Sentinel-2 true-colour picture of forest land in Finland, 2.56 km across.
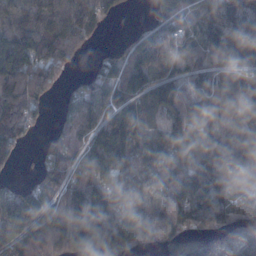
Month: November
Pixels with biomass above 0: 84%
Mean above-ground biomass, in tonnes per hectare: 102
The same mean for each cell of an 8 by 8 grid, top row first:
191 218 213 44 12 75 85 95
152 194 107 16 102 43 66 115
161 132 32 82 109 70 75 86
92 24 94 81 115 115 142 137
68 47 82 141 94 100 108 139
14 99 95 100 75 84 125 117
96 99 107 88 69 116 132 82
104 153 131 149 78 110 121 122
